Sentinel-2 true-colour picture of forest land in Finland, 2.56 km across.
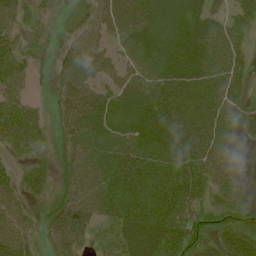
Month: July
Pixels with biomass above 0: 90%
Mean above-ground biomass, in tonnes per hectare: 60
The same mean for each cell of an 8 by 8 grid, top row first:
49 38 32 76 87 88 71 50
46 42 68 52 88 78 81 40
48 32 85 61 73 80 74 39
62 29 85 71 85 81 80 49
44 41 80 76 78 79 85 16
34 45 76 58 64 61 64 17
49 44 77 55 59 72 44 41
73 43 56 38 74 66 42 87
